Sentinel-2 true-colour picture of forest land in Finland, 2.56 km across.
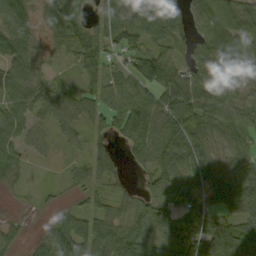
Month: September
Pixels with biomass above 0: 85%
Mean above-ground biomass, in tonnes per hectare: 58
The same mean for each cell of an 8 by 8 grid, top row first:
80 76 67 59 88 69 91 90
86 21 75 44 39 46 76 70
79 32 36 45 78 83 66 43
61 46 48 54 76 102 72 54
56 21 22 36 58 90 61 50
38 4 25 34 39 58 56 67
3 11 27 39 67 47 55 69
34 59 101 92 87 80 91 92
